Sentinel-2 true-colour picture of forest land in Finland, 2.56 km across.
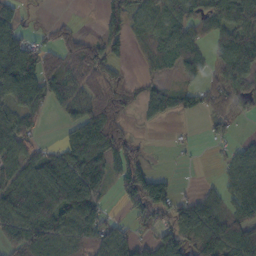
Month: October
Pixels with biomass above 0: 68%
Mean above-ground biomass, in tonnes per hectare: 62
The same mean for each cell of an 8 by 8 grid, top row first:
44 7 2 10 54 71 75 82
91 45 74 30 26 62 42 103
138 84 59 53 27 22 42 78
67 34 61 70 43 54 52 36
81 22 96 102 14 7 16 29
60 92 115 63 99 11 2 81
98 91 138 16 91 69 82 60
88 102 75 76 34 86 98 118
